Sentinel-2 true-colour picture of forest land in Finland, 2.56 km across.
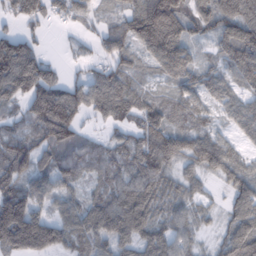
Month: February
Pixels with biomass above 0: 85%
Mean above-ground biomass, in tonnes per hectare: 87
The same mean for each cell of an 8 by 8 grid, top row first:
66 59 51 32 136 128 95 114
115 15 18 58 87 125 29 129
174 98 49 94 34 67 69 64
50 179 89 95 84 57 50 75
98 108 77 56 95 103 106 43
97 85 52 76 111 59 52 84
171 61 83 137 118 71 37 99
200 151 83 104 99 97 21 161
